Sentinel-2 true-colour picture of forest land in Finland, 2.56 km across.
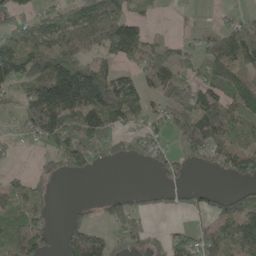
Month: May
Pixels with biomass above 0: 63%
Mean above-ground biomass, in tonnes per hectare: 76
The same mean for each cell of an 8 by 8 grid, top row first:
55 65 90 131 37 9 11 27
107 108 74 95 100 47 62 96
91 166 168 95 75 80 69 77
35 141 140 140 72 122 130 102
21 72 127 67 65 52 180 90
24 37 45 0 1 33 10 88
77 33 19 56 30 24 51 111
94 56 179 75 80 64 77 123
